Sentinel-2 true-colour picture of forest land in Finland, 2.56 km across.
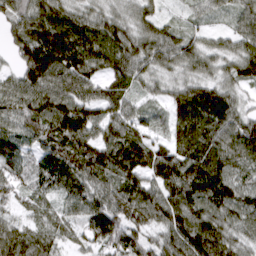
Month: March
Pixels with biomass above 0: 94%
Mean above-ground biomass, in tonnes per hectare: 85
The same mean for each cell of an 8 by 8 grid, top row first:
79 104 65 68 66 19 36 60
66 148 101 104 93 80 50 67
66 120 104 79 62 53 62 69
99 136 130 84 42 62 103 74
86 86 100 110 87 81 108 119
62 90 94 93 82 122 143 74
38 43 68 115 123 129 104 90
86 57 47 104 64 100 141 68
